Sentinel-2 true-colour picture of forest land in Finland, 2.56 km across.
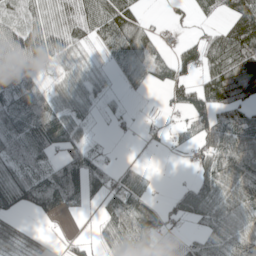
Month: May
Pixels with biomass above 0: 69%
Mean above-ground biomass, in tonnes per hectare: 49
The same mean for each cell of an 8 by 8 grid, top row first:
37 64 75 88 26 16 28 110
69 72 37 35 69 25 67 116
50 17 43 12 27 59 60 102
54 58 40 11 3 21 88 69
28 71 42 5 5 15 61 81
50 57 99 40 31 1 58 88
46 62 26 46 78 33 68 72
39 15 14 47 80 14 45 72
